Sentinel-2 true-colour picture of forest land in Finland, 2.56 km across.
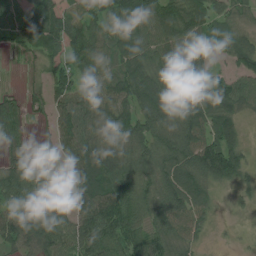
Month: July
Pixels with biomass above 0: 87%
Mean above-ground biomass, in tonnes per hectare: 79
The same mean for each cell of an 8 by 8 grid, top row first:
22 99 74 87 92 94 82 51
22 71 95 74 83 73 35 80
7 59 94 94 107 99 81 78
68 51 109 112 94 108 127 68
44 15 114 94 87 102 112 58
109 30 105 103 80 103 110 76
98 99 90 125 71 94 47 22
83 106 108 106 65 82 15 6
